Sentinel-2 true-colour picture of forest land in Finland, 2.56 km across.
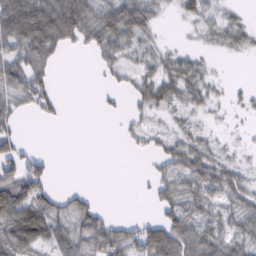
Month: February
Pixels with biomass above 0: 61%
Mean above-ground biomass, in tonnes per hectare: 37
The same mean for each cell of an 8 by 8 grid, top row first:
99 98 92 69 54 11 32 15
60 67 21 53 30 15 14 24
56 33 0 14 41 54 25 2
31 27 0 5 29 22 17 9
38 0 0 0 19 41 26 9
70 36 0 0 5 59 66 42
84 62 39 3 1 52 38 46
67 56 55 72 72 84 63 45
